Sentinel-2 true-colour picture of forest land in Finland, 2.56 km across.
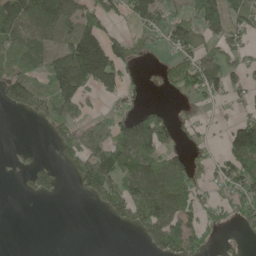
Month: May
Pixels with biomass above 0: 53%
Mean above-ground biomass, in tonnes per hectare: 69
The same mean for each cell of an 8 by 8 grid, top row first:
114 144 79 58 91 64 113 72
114 61 197 112 21 63 56 67
113 103 182 102 14 58 111 48
34 96 53 40 57 13 8 34
7 12 108 123 131 34 16 144
13 62 92 128 96 105 23 98
0 0 0 89 147 117 57 76
0 0 0 0 42 120 53 22
